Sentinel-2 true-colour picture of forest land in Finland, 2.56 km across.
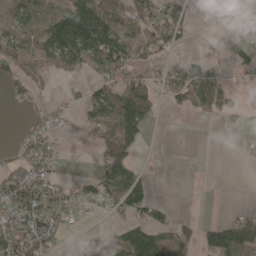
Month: May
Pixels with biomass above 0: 49%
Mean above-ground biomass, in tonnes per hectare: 51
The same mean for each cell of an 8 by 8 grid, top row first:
63 59 160 62 65 64 0 16
83 95 148 120 65 37 0 21
51 14 17 67 54 74 92 10
10 28 28 94 93 18 36 25
23 40 0 96 29 0 0 8
80 72 18 94 41 0 0 0
113 86 52 45 76 15 0 18
101 64 9 21 98 72 67 151
